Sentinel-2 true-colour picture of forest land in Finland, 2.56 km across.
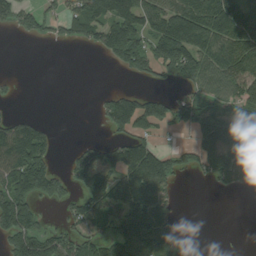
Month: August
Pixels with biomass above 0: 55%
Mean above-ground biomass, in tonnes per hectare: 98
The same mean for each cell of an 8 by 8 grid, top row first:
86 64 117 132 128 164 165 123
0 2 16 155 128 219 156 160
15 0 0 0 37 85 114 164
21 1 0 113 121 100 118 108
187 81 33 80 112 32 150 204
177 160 77 90 183 76 66 134
212 28 106 121 187 40 0 0
164 159 119 144 209 115 9 0
